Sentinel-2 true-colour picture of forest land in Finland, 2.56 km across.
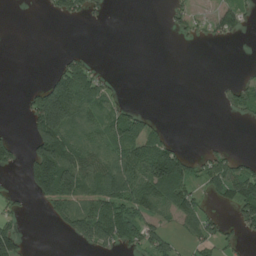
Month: July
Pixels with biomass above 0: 40%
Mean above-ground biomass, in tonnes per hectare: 43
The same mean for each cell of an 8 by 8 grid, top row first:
0 10 37 4 0 21 20 52
0 0 4 0 0 2 5 0
0 31 103 14 0 0 0 15
2 211 89 55 29 0 0 35
36 121 72 78 88 24 4 0
6 135 119 105 106 122 66 82
23 41 74 82 81 85 24 67
74 0 50 70 60 24 49 19
